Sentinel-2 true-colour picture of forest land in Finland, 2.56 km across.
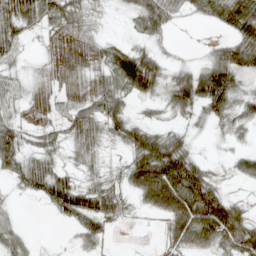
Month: April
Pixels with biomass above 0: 71%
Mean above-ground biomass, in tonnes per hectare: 40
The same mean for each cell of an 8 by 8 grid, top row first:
77 47 40 5 64 33 26 56
33 10 26 32 24 8 23 83
19 11 19 47 88 51 77 31
20 19 48 61 12 36 36 35
48 34 51 21 83 51 4 11
37 74 28 16 90 104 44 27
7 21 78 47 24 82 106 34
34 1 24 7 0 43 56 88
